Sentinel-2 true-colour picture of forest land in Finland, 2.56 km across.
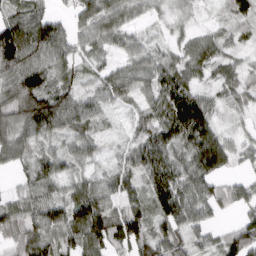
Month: March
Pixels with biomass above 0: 92%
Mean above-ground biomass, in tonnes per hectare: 71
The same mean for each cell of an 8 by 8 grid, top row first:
70 73 56 71 30 27 12 60
149 108 54 44 50 37 60 30
109 80 45 74 56 99 35 52
106 157 92 28 50 134 81 32
91 48 61 21 85 85 132 32
27 88 51 64 87 106 91 30
64 87 103 64 69 113 68 44
75 92 97 96 85 75 49 109
